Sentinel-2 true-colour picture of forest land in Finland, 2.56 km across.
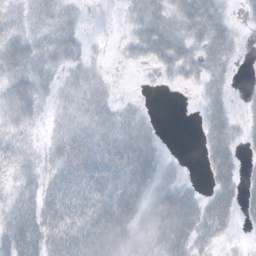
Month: October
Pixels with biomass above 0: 72%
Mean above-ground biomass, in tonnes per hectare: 29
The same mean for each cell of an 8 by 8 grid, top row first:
19 33 11 1 38 42 45 9
41 39 20 3 38 46 41 9
34 24 27 5 2 14 32 3
38 11 34 26 10 0 23 12
21 20 53 52 36 0 33 19
18 22 48 48 40 10 22 26
38 42 44 56 43 61 43 29
53 46 55 57 37 49 26 3
